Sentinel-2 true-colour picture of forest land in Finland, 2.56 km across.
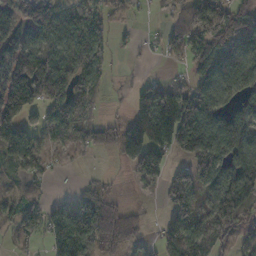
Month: November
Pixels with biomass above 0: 68%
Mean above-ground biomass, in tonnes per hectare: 97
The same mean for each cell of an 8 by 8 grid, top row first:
51 114 153 72 7 60 136 116
100 111 153 75 7 57 140 128
163 166 95 21 24 10 99 123
151 98 111 7 134 225 140 97
79 69 84 99 198 155 162 128
39 48 6 13 99 102 127 159
77 81 113 108 13 132 72 104
46 94 187 123 42 144 96 31
